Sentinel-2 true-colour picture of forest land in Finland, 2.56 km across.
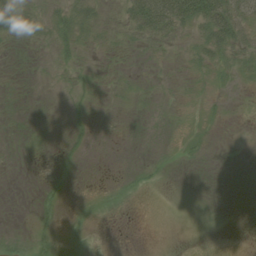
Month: August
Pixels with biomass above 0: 18%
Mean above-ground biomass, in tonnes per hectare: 6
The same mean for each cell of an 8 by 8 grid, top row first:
27 10 22 5 56 57 51 30
1 4 12 4 6 5 27 22
0 1 6 1 1 1 5 6
1 0 5 1 0 0 2 0
0 0 5 0 0 1 1 0
0 1 1 0 4 0 0 0
0 5 0 0 0 0 1 0
3 5 1 0 0 0 0 0
